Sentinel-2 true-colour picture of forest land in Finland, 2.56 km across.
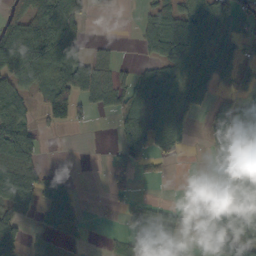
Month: October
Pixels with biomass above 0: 58%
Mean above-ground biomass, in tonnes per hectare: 56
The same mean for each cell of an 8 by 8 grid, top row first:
54 86 51 8 25 72 97 62
120 129 54 12 43 132 91 70
73 65 95 38 45 63 86 60
71 55 36 37 72 80 51 82
116 3 0 14 89 72 58 121
100 30 2 38 9 1 25 95
57 34 23 8 30 19 64 105
63 25 7 12 57 45 54 79
